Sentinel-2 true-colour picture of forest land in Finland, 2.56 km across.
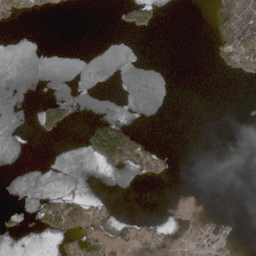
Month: April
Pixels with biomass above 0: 15%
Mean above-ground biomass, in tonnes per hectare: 19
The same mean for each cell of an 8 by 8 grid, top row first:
35 6 0 3 47 0 11 120
0 0 0 0 0 0 8 119
0 0 0 0 0 0 0 15
0 67 5 5 0 0 0 1
0 1 15 207 58 0 0 0
0 0 0 4 25 7 0 0
6 66 72 14 0 21 18 0
3 11 90 45 34 24 42 3
